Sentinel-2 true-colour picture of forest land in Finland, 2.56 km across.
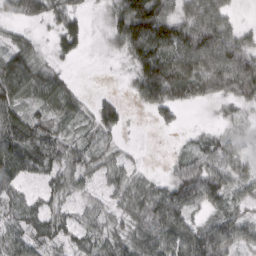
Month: March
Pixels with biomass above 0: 79%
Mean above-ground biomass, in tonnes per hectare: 64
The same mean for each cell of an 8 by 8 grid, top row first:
42 59 41 59 205 79 93 14
59 19 41 19 140 135 151 96
109 81 8 1 125 147 136 132
69 49 38 60 23 40 3 26
103 79 38 24 2 5 50 37
87 52 43 40 27 57 104 60
49 44 29 33 67 103 49 38
56 41 26 60 83 90 129 77
